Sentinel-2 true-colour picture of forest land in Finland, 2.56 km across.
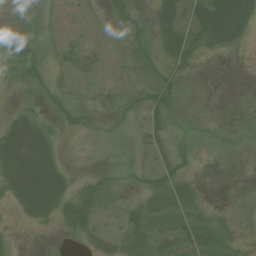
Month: August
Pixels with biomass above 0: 60%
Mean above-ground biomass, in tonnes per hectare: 19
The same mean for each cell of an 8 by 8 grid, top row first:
11 16 3 23 12 38 58 53
23 20 14 8 26 45 29 12
20 26 7 9 22 23 0 0
17 17 26 20 25 15 0 0
47 29 1 6 18 18 2 4
38 41 12 18 20 33 1 1
15 30 41 13 28 29 14 12
5 2 12 22 28 30 19 14
